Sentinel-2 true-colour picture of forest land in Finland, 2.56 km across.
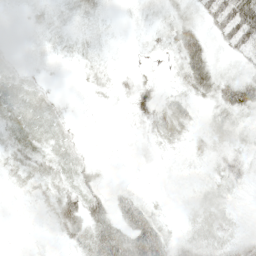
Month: May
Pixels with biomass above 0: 72%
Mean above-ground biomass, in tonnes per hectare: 14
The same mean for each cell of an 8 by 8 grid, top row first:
4 10 12 3 10 18 33 78
3 10 10 4 6 26 31 36
8 5 3 7 10 11 40 30
9 8 2 2 19 24 8 24
12 8 4 1 5 11 10 9
7 15 12 3 1 3 7 15
1 9 35 24 27 2 14 5
0 2 21 47 57 12 15 17
